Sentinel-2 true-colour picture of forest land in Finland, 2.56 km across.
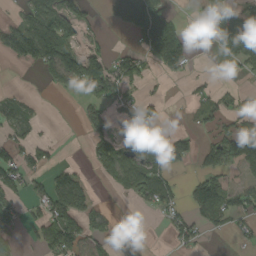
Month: September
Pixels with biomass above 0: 47%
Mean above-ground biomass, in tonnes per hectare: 59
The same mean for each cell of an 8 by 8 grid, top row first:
31 136 76 38 117 26 72 77
108 144 63 20 63 126 21 112
0 39 122 106 50 17 20 16
47 1 22 48 50 1 64 80
59 25 1 85 62 63 53 141
69 59 39 73 129 31 85 29
49 83 89 9 32 55 107 76
33 76 77 58 4 47 14 21
